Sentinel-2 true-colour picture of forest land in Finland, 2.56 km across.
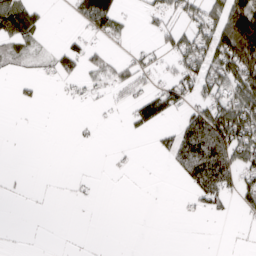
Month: April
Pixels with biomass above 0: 35%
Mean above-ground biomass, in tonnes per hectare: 31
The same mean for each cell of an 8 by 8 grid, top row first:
100 11 57 93 15 34 59 133
33 14 36 11 15 56 85 139
15 10 29 37 24 52 71 89
1 0 1 5 52 29 83 94
0 0 3 2 0 62 124 96
2 0 3 2 0 15 98 60
0 0 1 0 1 2 29 19
0 1 1 0 1 0 0 1
